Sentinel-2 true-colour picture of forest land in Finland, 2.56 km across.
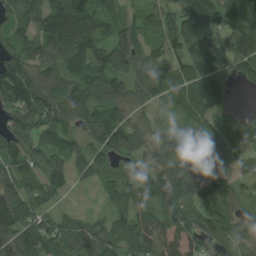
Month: August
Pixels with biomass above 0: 86%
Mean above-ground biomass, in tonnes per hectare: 88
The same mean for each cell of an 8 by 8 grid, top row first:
84 118 104 62 53 86 180 94
88 88 125 139 70 78 151 105
132 80 100 116 105 71 134 41
124 114 91 94 38 37 78 23
99 62 56 123 59 86 125 58
78 103 47 61 75 102 82 68
141 58 12 38 86 97 71 44
94 118 74 71 143 174 82 55
